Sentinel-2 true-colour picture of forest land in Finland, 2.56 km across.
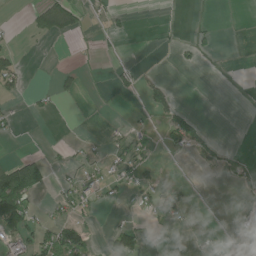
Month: July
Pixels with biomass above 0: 21%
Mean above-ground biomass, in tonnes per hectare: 22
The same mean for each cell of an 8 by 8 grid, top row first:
0 66 26 14 0 2 0 0
16 2 1 5 0 13 10 0
40 2 20 18 20 1 0 1
16 12 0 1 11 35 0 0
1 5 11 22 24 42 36 1
127 32 29 33 36 2 1 33
137 18 37 6 29 58 0 10
58 69 90 69 42 1 9 13
